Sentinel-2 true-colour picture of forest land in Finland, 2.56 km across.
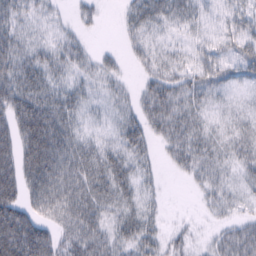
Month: February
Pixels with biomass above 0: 82%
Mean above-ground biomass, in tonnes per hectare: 31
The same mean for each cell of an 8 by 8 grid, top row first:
30 13 14 1 42 27 14 32
39 23 22 7 27 14 22 41
48 34 18 20 20 34 35 25
53 55 22 14 35 46 18 13
48 66 30 19 32 41 31 30
48 62 46 48 19 9 27 18
55 38 49 31 25 1 14 14
75 51 49 35 40 17 11 42
